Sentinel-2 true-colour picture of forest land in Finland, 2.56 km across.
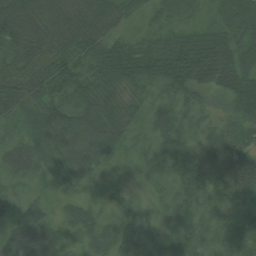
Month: August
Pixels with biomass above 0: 98%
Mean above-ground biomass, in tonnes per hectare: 51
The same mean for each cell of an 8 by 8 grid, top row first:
87 51 60 60 26 42 29 75
67 59 61 62 62 112 108 55
73 74 65 74 72 84 60 56
63 62 66 62 31 35 26 50
38 55 41 55 18 35 52 52
36 30 31 18 23 47 74 89
24 26 32 22 20 33 26 60
59 45 26 50 47 32 26 60
